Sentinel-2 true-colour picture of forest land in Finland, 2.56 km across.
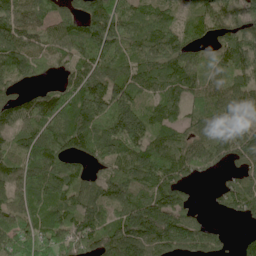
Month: June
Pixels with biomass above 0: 88%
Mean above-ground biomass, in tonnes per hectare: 94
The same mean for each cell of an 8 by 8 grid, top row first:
112 77 130 159 88 42 77 80
109 65 105 114 110 135 45 95
65 25 98 97 74 110 76 70
91 103 133 123 81 67 99 99
62 128 129 130 98 85 110 103
110 140 81 96 108 105 28 55
90 88 121 87 157 127 14 67
83 68 114 116 139 122 67 29
